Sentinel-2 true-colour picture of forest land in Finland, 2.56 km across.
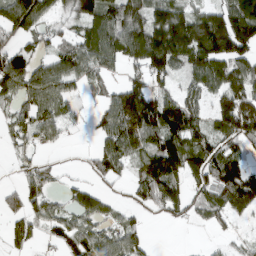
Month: March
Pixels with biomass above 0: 71%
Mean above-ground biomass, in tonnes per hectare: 76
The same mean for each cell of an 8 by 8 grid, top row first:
139 83 91 117 103 108 98 134
52 39 85 111 155 143 153 115
120 109 60 22 76 42 97 97
56 78 16 92 149 126 56 149
42 35 3 91 71 122 83 76
21 36 15 48 88 101 86 108
48 60 66 32 45 63 70 63
55 26 76 75 36 0 7 18
